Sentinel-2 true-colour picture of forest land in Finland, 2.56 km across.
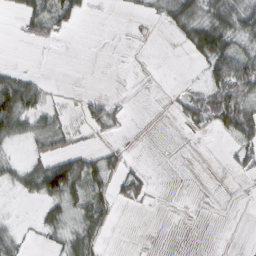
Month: February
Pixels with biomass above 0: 40%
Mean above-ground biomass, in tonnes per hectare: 22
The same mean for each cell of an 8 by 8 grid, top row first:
14 66 24 0 10 60 54 62
0 3 0 1 0 5 83 35
50 10 1 2 1 1 36 82
79 31 13 29 0 12 50 65
16 33 14 12 0 0 1 30
27 93 79 30 18 0 0 8
1 30 35 30 5 1 1 1
26 14 50 3 1 0 0 0
